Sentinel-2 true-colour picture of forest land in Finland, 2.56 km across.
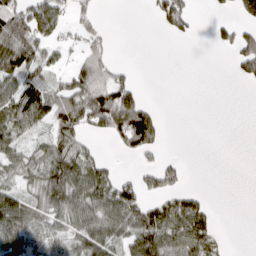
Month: March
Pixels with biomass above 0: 51%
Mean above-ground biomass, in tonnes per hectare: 51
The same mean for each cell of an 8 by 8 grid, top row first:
100 80 38 0 3 94 6 41
128 41 33 23 0 0 5 85
59 49 96 85 4 0 0 40
90 75 106 185 122 0 0 0
43 44 55 25 99 0 0 0
35 77 81 41 43 48 0 0
90 61 79 85 85 84 41 0
70 60 68 73 108 91 65 0
